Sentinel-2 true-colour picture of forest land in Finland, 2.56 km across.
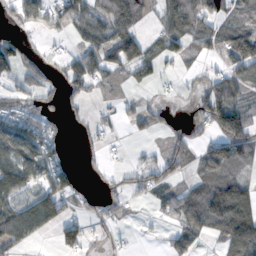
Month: November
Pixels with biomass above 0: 56%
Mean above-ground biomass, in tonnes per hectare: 54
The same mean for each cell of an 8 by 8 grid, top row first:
39 72 88 90 34 88 87 57
65 14 46 86 66 43 42 83
46 31 69 19 32 16 34 60
80 51 20 12 47 10 87 81
118 83 12 12 6 39 45 102
115 83 24 17 43 36 61 41
79 94 34 39 8 68 104 136
58 6 67 21 3 50 27 124
